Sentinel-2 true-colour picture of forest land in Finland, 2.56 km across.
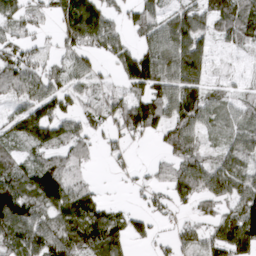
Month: March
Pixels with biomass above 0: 72%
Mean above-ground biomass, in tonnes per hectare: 62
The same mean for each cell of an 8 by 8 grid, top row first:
71 26 128 46 58 56 73 92
58 18 73 63 54 103 38 30
86 66 49 25 113 90 51 16
52 101 59 63 111 78 73 42
46 94 56 25 13 71 31 64
84 117 29 8 12 62 76 69
129 87 93 31 22 24 22 81
85 91 86 93 26 33 53 100
